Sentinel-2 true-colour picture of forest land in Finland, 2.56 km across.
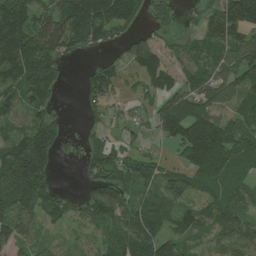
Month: July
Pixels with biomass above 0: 78%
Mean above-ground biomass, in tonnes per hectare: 89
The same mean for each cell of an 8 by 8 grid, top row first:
176 93 169 151 54 62 67 196
186 116 70 39 100 52 69 111
126 157 27 74 80 67 93 112
90 67 20 23 43 120 98 68
128 154 49 62 27 90 191 93
193 80 25 116 96 54 95 57
121 88 74 110 107 85 59 73
67 16 30 71 123 67 44 82
